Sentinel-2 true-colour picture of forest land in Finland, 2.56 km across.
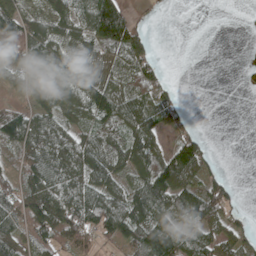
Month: May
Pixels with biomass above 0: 69%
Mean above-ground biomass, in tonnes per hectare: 60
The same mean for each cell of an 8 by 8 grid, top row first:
99 65 68 161 13 0 0 1
56 84 64 93 74 0 0 4
57 103 88 56 64 6 0 6
48 67 67 85 74 37 0 0
76 80 69 68 75 62 23 0
42 96 78 68 79 127 52 1
75 128 93 87 109 89 97 22
65 76 68 38 117 121 58 60
